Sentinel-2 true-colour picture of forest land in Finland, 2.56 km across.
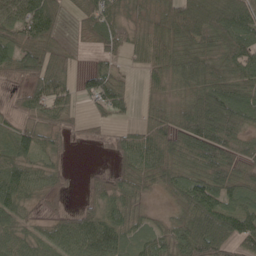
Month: May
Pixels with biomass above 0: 81%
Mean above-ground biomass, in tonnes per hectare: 62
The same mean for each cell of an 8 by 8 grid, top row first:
74 79 42 60 24 77 98 98
71 61 12 66 47 66 52 65
22 83 35 67 25 51 90 80
30 64 17 51 21 66 151 110
73 51 12 28 72 88 117 60
76 43 6 32 68 63 97 73
67 15 32 62 18 41 96 76
73 55 95 118 57 68 120 82
